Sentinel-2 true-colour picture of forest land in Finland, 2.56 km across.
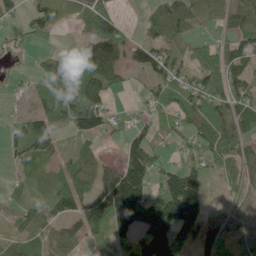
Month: June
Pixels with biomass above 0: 76%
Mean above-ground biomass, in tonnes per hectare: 76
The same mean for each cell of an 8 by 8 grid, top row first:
34 109 40 59 23 97 41 69
13 22 61 122 68 44 77 107
10 86 121 55 30 79 123 88
17 74 165 52 23 86 90 87
59 55 36 5 112 28 74 74
24 44 85 101 164 130 74 48
30 108 89 166 143 316 73 41
38 53 40 87 124 156 81 57
